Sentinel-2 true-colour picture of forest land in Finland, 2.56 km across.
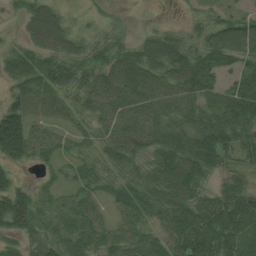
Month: August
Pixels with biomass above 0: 89%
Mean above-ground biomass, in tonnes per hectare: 63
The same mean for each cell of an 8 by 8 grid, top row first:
19 70 10 18 3 3 26 35
29 63 43 54 62 68 58 66
47 66 60 70 77 75 63 63
95 53 39 63 71 64 78 121
136 49 31 61 76 75 96 77
29 17 49 54 67 113 48 39
129 49 74 41 76 93 102 111
39 89 85 75 74 78 99 66
